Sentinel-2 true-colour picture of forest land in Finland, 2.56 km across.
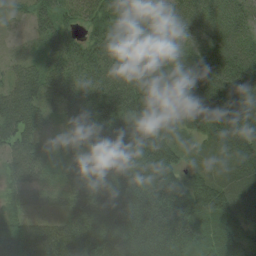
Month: August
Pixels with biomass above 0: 96%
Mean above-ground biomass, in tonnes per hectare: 66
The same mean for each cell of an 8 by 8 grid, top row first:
21 52 46 81 59 42 46 40
17 40 60 93 69 35 40 53
54 62 67 75 85 81 74 89
91 47 68 90 91 103 112 122
76 33 69 88 84 46 43 77
60 38 54 64 82 60 57 59
55 40 57 64 85 83 86 53
83 100 76 74 78 78 54 67
